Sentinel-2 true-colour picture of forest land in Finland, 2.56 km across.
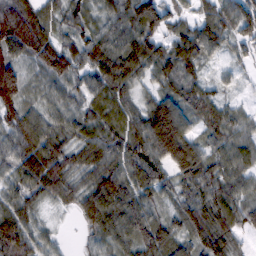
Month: February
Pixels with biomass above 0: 94%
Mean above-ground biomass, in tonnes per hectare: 75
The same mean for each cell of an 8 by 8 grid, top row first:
127 64 54 68 112 49 66 101
94 99 81 86 91 92 77 48
117 56 61 106 47 81 39 20
80 52 57 72 80 122 56 41
81 93 64 80 91 195 61 61
56 87 55 96 73 77 85 68
73 25 59 112 82 60 90 75
121 40 13 73 93 72 85 33
